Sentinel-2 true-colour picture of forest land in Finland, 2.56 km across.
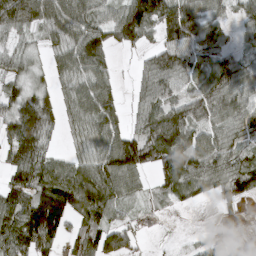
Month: March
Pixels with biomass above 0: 80%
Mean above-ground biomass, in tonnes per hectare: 77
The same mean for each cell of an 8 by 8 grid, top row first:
136 105 102 64 141 144 68 55
42 40 105 58 52 93 64 41
58 38 80 44 62 87 89 84
88 79 74 76 72 100 94 86
98 44 41 105 102 158 95 60
71 94 90 96 34 104 112 119
109 177 114 77 29 21 9 25
107 99 89 87 16 5 26 7
